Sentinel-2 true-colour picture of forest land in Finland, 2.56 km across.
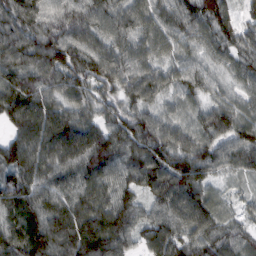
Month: February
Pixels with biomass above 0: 98%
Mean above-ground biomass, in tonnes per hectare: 83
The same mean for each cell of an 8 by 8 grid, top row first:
109 97 98 86 79 71 80 48
116 118 96 84 70 63 52 86
104 96 87 93 93 63 55 52
106 96 66 63 74 44 61 61
89 107 112 101 107 88 68 78
95 89 84 79 91 109 54 42
80 85 92 103 60 88 69 28
85 125 127 109 62 87 76 65
